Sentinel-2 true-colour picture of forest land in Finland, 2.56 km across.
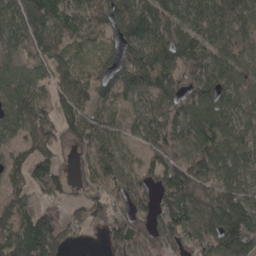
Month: April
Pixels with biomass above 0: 85%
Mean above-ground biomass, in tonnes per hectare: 102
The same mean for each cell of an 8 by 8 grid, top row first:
142 140 101 115 156 100 144 123
73 120 49 63 136 155 107 71
91 72 99 115 138 112 132 68
116 92 114 68 77 114 126 75
58 125 77 95 79 115 118 93
59 103 35 115 61 147 126 100
78 35 54 99 58 116 144 168
98 157 25 80 75 81 100 243
